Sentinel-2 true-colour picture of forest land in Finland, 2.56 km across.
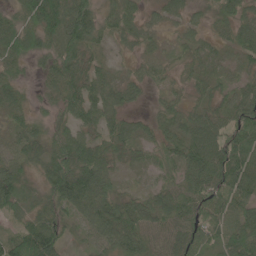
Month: June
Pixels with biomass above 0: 90%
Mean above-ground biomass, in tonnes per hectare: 61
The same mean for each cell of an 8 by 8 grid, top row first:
40 99 105 45 44 46 37 66
62 55 84 22 29 29 39 63
33 34 71 40 37 27 46 35
41 25 68 53 18 48 47 84
59 60 80 71 41 58 85 108
69 67 120 62 23 50 92 90
60 49 71 101 74 71 80 70
77 102 25 91 84 73 67 110
